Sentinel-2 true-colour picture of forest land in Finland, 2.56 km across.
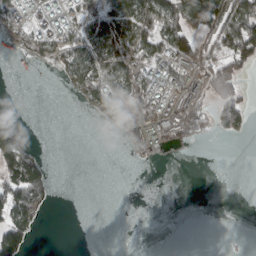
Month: March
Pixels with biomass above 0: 39%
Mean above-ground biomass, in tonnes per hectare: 45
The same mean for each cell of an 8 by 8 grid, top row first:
60 55 66 108 113 99 118 151
31 57 85 144 89 108 62 143
1 1 88 93 79 66 63 44
0 0 4 68 93 61 27 88
86 1 0 0 68 18 1 2
119 46 0 0 0 0 0 0
115 22 0 0 0 0 0 0
115 0 0 0 0 0 0 0
